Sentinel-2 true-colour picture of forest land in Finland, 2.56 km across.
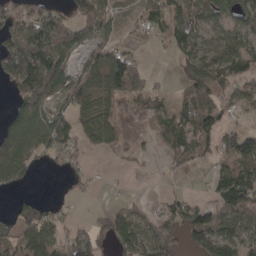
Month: April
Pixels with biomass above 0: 62%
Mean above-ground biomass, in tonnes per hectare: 73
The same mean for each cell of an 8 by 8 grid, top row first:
69 71 68 51 66 84 77 72
133 146 65 67 13 70 77 89
119 126 95 127 68 32 107 87
64 84 78 72 48 63 104 42
136 117 69 57 13 81 70 133
87 6 38 3 6 19 27 154
41 57 8 35 29 69 64 108
88 124 85 70 100 67 99 101
